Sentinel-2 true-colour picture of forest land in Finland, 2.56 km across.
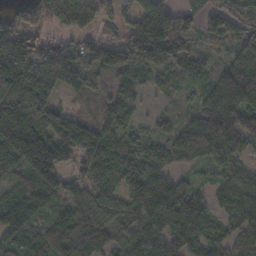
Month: November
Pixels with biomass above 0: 89%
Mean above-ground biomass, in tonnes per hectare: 121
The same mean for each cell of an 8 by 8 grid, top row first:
102 126 220 70 138 165 90 108
204 140 94 117 205 164 33 99
261 232 97 54 44 60 92 185
250 162 45 88 23 38 122 127
204 187 221 130 83 112 138 103
97 161 93 88 123 69 48 102
145 80 132 117 112 115 72 153
101 127 163 78 108 91 107 115
